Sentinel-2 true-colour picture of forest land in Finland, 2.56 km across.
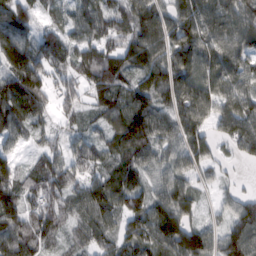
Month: February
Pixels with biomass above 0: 91%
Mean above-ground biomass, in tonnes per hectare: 87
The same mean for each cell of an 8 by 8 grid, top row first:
92 29 65 76 107 116 115 109
140 72 70 72 119 129 111 95
131 79 71 103 88 142 102 94
104 53 54 83 122 112 105 120
34 48 60 64 98 97 89 91
84 100 74 70 65 93 42 12
63 96 75 94 97 126 21 83
104 54 47 64 103 136 95 116
